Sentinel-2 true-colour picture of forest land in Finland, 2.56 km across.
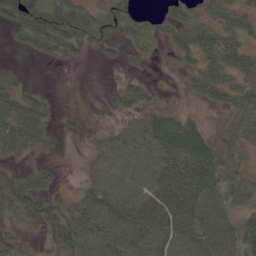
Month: June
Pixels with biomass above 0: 78%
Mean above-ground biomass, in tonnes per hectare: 37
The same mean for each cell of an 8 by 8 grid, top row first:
38 52 39 31 16 36 30 40
18 50 26 22 31 33 57 53
22 3 3 3 16 8 57 49
42 24 12 18 40 22 9 37
45 19 5 45 56 48 42 27
33 22 13 58 51 60 48 27
41 57 51 60 60 64 54 29
28 23 85 66 48 57 54 60
